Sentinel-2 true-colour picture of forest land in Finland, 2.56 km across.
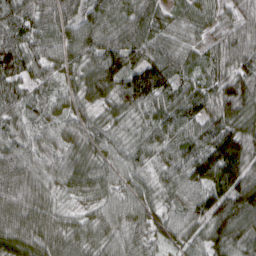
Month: March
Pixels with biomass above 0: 98%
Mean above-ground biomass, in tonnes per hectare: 76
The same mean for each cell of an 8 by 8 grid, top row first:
68 85 75 80 91 49 59 54
84 83 70 91 96 70 49 60
80 57 70 116 141 78 57 80
69 45 62 53 66 87 67 93
84 55 71 59 50 77 108 123
118 62 83 66 53 70 135 116
96 66 34 62 77 59 104 96
104 88 64 60 59 56 76 66
